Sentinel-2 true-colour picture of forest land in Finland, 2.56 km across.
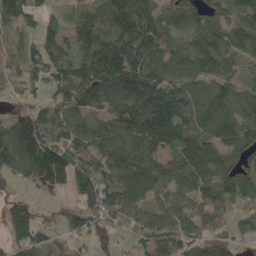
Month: May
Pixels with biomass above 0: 87%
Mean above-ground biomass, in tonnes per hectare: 114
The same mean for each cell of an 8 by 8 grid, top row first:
96 51 76 146 165 110 89 100
53 113 117 138 135 94 146 102
68 115 159 167 147 119 106 81
103 92 100 106 150 129 151 135
196 179 120 132 157 120 130 134
91 248 126 106 181 114 137 128
108 40 97 117 104 101 97 62
123 82 62 54 73 103 84 53
